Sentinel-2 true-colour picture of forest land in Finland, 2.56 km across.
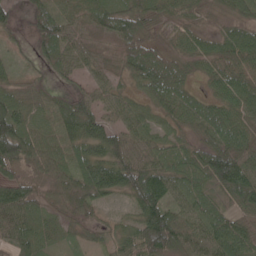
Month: May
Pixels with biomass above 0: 92%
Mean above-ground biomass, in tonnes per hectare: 62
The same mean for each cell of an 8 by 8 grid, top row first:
30 79 46 84 74 42 26 43
18 72 60 44 83 33 39 69
35 31 33 42 64 59 32 69
87 52 92 50 45 56 56 47
120 55 71 85 56 48 57 59
56 46 73 100 112 72 97 110
87 43 63 28 103 65 64 58
71 39 25 40 117 116 78 77
